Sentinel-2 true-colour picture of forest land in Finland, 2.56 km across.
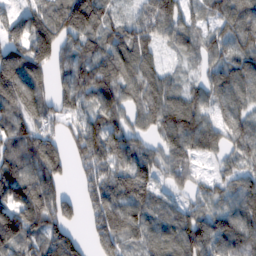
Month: February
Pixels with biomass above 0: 88%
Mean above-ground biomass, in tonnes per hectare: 104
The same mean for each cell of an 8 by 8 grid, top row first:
82 142 215 80 119 126 53 106
116 147 105 123 106 60 75 105
185 68 112 141 106 42 83 99
114 98 95 106 100 143 90 78
108 107 135 143 64 122 84 93
138 113 59 124 110 75 38 76
122 140 58 136 89 64 84 106
116 119 49 104 82 104 150 128
